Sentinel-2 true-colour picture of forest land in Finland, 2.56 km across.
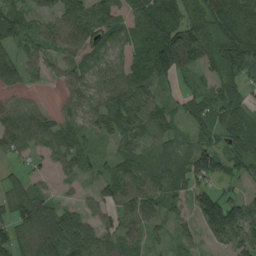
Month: August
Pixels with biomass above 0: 85%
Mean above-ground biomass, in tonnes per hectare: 70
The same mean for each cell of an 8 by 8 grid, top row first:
71 47 103 135 120 96 96 137
56 53 86 69 101 179 93 129
77 26 61 69 92 55 46 71
66 38 53 120 104 31 60 52
61 59 46 36 59 45 44 80
23 24 37 52 71 51 76 48
72 64 41 60 76 31 117 87
74 106 96 63 42 38 42 93
